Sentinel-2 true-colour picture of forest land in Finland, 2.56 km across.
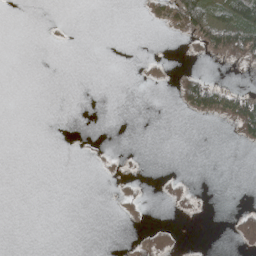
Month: May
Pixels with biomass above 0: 13%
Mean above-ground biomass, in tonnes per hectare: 10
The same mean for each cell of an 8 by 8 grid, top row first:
0 0 0 0 7 64 68 77
0 1 0 0 0 0 38 66
0 0 0 0 8 16 31 2
0 0 0 0 0 5 51 74
0 0 1 1 0 0 0 16
0 0 0 6 4 6 0 0
0 0 0 2 13 10 2 12
0 0 0 0 30 16 0 32
